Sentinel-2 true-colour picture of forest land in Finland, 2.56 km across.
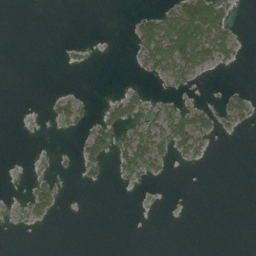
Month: August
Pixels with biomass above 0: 21%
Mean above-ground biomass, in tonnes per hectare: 15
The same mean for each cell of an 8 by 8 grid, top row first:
0 0 0 0 23 74 109 4
0 0 4 0 54 108 69 20
0 0 0 0 10 36 4 1
0 4 16 34 38 30 26 35
0 0 21 40 68 52 18 0
1 11 10 7 24 1 0 0
5 30 0 0 1 0 0 0
0 0 0 0 0 0 0 0
